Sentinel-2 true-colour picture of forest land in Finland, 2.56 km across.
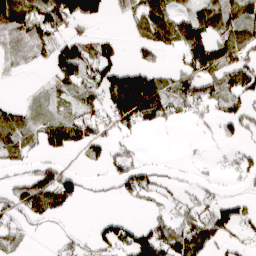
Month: March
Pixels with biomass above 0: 53%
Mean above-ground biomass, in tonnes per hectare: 50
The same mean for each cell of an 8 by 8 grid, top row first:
107 98 107 13 57 60 72 83
48 56 65 44 33 48 96 83
6 20 72 106 96 47 76 66
39 20 48 72 100 38 29 62
58 55 64 39 6 0 4 21
16 61 28 40 55 9 8 36
51 88 7 0 9 36 56 51
27 3 21 79 84 108 88 27
